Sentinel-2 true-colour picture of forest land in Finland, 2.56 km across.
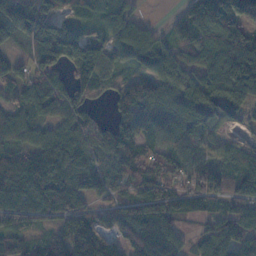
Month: November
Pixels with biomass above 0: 87%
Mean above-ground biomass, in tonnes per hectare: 87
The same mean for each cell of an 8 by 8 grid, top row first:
151 82 47 70 16 33 114 86
28 137 112 64 108 69 111 135
82 87 87 30 35 93 104 164
65 66 77 40 73 88 149 77
62 97 99 145 75 89 55 56
114 142 92 83 78 67 108 121
93 99 81 60 119 85 62 89
58 76 203 45 88 77 68 106
